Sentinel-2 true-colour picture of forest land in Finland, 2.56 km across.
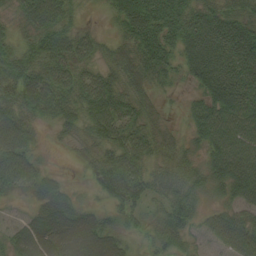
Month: September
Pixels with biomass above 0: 88%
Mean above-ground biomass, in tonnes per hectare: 49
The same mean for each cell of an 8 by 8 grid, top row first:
26 72 18 32 87 66 62 49
47 64 43 25 76 51 80 75
85 62 49 47 43 22 66 70
64 57 49 70 34 4 43 51
75 8 24 63 52 26 51 61
82 30 10 89 55 54 41 54
6 40 35 39 37 70 21 41
41 67 74 51 20 44 30 57
